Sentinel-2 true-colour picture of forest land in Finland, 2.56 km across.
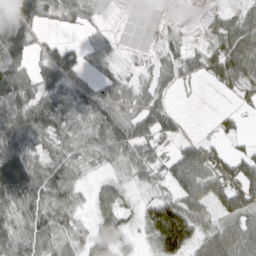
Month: March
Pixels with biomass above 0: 79%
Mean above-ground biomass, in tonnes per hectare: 52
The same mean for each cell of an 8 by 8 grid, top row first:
102 46 39 11 32 2 17 39
96 32 32 33 18 24 34 81
139 65 46 43 24 35 25 56
82 79 60 81 71 23 1 14
90 49 58 82 61 28 32 12
151 72 31 24 28 57 72 75
77 67 30 51 29 74 54 62
79 58 35 44 22 107 62 90
